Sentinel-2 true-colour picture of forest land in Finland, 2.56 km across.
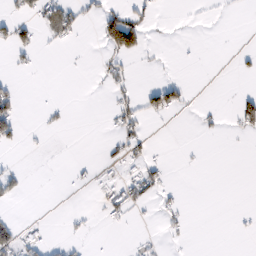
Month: February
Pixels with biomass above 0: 14%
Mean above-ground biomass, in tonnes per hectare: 12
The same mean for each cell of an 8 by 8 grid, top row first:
23 39 25 40 27 1 2 1
38 6 2 75 46 1 0 3
9 0 0 21 0 15 0 4
34 7 0 16 38 31 7 42
17 2 0 11 21 0 1 1
15 0 5 8 33 2 0 0
2 0 1 22 10 13 0 1
43 10 7 0 6 5 0 3
